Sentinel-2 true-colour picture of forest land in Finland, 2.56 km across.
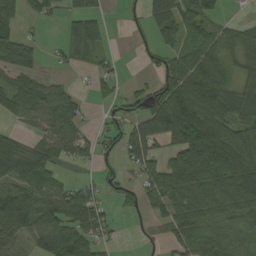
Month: August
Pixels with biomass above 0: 68%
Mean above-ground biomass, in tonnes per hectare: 67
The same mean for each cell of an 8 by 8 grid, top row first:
50 39 59 6 37 94 59 9
98 12 70 13 18 57 65 74
52 40 5 37 17 91 94 53
50 105 47 29 80 153 95 83
44 73 80 34 114 90 175 138
78 71 12 28 68 127 128 120
126 88 114 27 35 75 64 77
54 81 98 26 8 56 104 94
